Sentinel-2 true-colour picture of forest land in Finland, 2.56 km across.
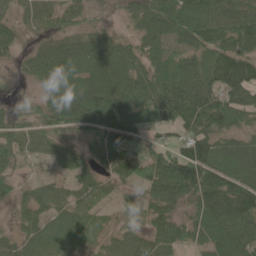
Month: June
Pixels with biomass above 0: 86%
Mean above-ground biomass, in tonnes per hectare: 79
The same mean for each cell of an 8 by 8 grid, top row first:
50 61 39 13 67 117 108 93
37 60 74 69 68 76 96 95
14 86 95 106 95 129 99 116
31 58 106 130 123 146 138 99
62 55 48 123 46 62 101 59
31 24 62 68 95 165 116 101
34 62 68 27 59 70 114 133
52 76 47 49 67 84 78 105
